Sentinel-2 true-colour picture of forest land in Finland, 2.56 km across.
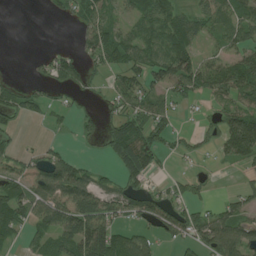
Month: July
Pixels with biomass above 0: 61%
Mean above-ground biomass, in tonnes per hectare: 43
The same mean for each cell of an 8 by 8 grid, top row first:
0 7 32 37 49 57 53 64
0 5 26 74 54 78 21 56
7 30 33 20 42 69 63 80
49 22 16 21 44 20 15 78
14 12 9 54 68 16 20 107
49 75 58 21 51 13 11 11
74 77 89 48 54 47 26 45
28 50 92 94 48 32 65 82
